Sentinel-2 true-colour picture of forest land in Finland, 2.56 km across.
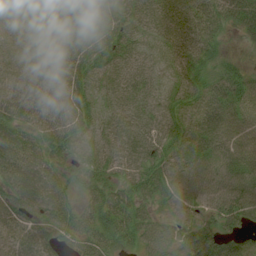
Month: July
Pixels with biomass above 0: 94%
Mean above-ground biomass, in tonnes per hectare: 47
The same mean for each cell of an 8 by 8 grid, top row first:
2 29 44 40 44 46 63 60
4 25 49 65 30 47 55 10
38 43 52 39 37 44 56 66
60 65 53 33 33 58 61 54
62 58 37 33 45 62 60 58
57 41 38 39 59 59 57 55
43 44 41 68 36 45 44 64
43 37 51 53 46 62 74 52
